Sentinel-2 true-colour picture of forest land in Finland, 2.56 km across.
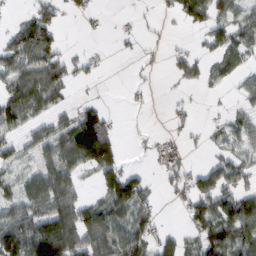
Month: February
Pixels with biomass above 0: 54%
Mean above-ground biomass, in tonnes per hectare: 51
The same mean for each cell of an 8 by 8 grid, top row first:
9 48 14 3 3 29 81 51
74 79 7 3 11 10 29 52
76 96 16 0 7 20 29 28
86 49 49 14 4 13 2 27
31 68 155 86 8 14 16 36
28 88 48 77 31 46 73 61
61 105 91 80 48 15 92 97
113 173 113 90 65 49 88 79
